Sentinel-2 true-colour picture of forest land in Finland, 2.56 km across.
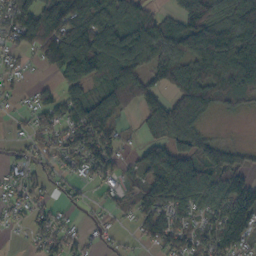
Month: October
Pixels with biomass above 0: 73%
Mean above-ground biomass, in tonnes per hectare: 82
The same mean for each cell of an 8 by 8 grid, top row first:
105 130 130 95 81 66 136 172
73 125 136 147 132 132 167 184
22 14 74 109 99 123 97 118
19 67 84 86 73 107 52 31
20 69 97 69 58 69 68 21
42 53 41 52 68 158 98 97
51 43 21 34 93 88 61 152
2 70 37 19 39 82 73 109
